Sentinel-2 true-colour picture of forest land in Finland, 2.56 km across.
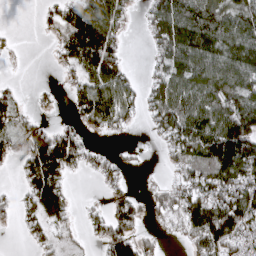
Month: April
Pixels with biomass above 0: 64%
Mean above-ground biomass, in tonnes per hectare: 78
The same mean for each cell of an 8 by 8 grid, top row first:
0 28 112 106 34 154 128 113
9 7 140 98 15 158 146 145
6 1 58 125 28 101 118 125
58 12 64 135 53 131 113 134
48 143 70 7 4 98 151 188
17 143 22 46 2 35 96 121
38 122 14 65 44 85 142 156
3 44 11 97 46 15 146 95
